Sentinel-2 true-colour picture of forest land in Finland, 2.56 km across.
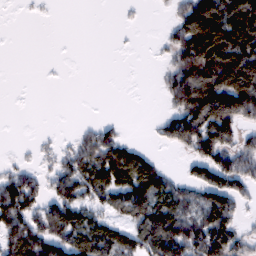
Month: February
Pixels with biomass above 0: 54%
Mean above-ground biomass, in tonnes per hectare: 65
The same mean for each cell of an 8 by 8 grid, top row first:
1 3 0 0 4 45 173 175
0 0 0 1 1 71 193 154
0 1 0 0 1 81 137 155
0 0 0 0 0 69 174 138
3 11 44 81 14 55 107 63
51 38 94 119 129 26 78 88
110 64 88 66 129 92 105 43
88 97 110 125 102 133 148 59
